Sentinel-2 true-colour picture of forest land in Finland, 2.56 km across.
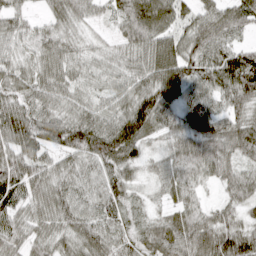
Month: April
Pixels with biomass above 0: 94%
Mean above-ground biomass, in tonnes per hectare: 66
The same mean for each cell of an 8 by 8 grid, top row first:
40 32 46 40 119 65 59 65
46 65 36 29 78 89 77 49
55 68 47 43 66 102 71 122
83 72 65 68 111 55 86 61
80 74 98 113 55 51 89 84
86 66 53 65 31 61 47 55
56 72 62 56 24 41 36 46
52 61 85 67 49 81 108 95
